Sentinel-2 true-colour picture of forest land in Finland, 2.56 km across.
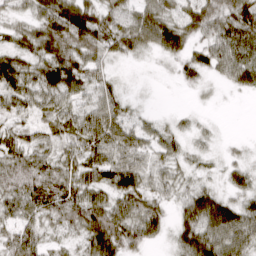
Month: March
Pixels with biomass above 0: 87%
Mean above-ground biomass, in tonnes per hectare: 51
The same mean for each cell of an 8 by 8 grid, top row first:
26 72 86 54 63 58 74 78
46 75 75 55 48 68 53 72
76 71 58 27 2 19 21 45
41 43 41 56 14 8 4 0
56 38 58 69 45 34 14 7
78 70 63 76 56 34 18 40
54 59 75 75 73 33 97 58
54 29 36 92 51 39 82 67
